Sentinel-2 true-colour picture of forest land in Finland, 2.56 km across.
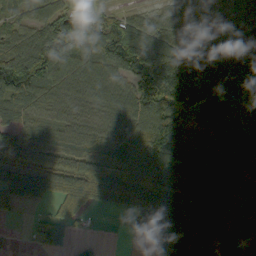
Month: September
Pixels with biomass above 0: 86%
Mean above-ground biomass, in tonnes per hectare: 90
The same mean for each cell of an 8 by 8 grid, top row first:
78 97 80 70 49 37 64 69
85 137 70 156 143 87 89 65
162 96 89 72 178 144 126 127
68 52 70 73 113 143 152 138
89 55 66 52 102 81 77 89
68 96 112 103 123 144 106 100
48 34 84 44 145 140 100 64
3 66 23 0 23 119 118 95
